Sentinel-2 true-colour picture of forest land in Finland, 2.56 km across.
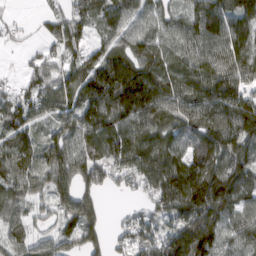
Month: March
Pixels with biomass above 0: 89%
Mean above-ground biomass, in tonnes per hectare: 102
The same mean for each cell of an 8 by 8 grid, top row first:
15 35 65 94 81 68 149 128
13 38 71 92 95 83 98 102
21 83 111 178 162 115 140 96
98 87 125 173 172 113 140 138
109 95 121 134 128 88 124 112
109 114 135 81 111 150 177 111
82 44 138 5 43 121 170 85
69 62 116 44 92 130 159 104
